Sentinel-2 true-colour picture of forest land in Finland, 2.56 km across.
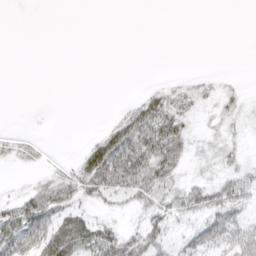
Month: April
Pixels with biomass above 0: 44%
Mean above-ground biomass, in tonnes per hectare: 20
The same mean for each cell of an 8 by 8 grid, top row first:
0 0 0 0 0 0 0 0
0 0 0 0 0 0 0 0
0 0 0 0 1 5 9 3
0 1 0 4 38 33 9 16
17 5 4 49 65 47 14 12
2 18 42 67 68 35 16 38
38 57 26 15 29 47 57 47
47 49 50 53 47 26 38 59
